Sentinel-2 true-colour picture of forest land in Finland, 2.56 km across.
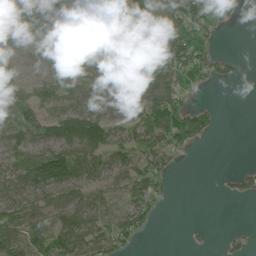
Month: June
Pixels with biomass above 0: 67%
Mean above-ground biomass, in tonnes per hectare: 61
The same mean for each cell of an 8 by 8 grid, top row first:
61 131 78 116 67 102 66 10
53 48 72 105 121 125 61 0
50 42 38 50 96 84 44 11
74 57 78 52 89 124 44 0
78 80 116 79 81 80 18 0
92 120 80 58 94 17 0 39
83 82 69 50 67 3 0 0
82 88 91 77 15 0 5 18
